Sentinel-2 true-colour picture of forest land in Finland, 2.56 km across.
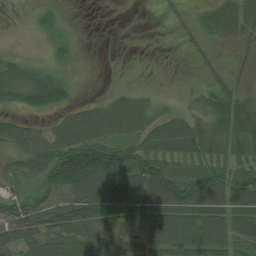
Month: August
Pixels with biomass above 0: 71%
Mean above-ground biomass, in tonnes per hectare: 48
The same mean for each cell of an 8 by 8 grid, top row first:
1 17 0 0 0 13 45 62
2 12 3 0 0 6 18 18
51 51 4 0 0 5 24 21
29 33 33 49 43 24 51 91
51 59 87 64 57 70 56 68
33 75 127 100 103 78 69 61
57 79 102 89 77 94 77 65
82 85 81 55 47 91 90 60
